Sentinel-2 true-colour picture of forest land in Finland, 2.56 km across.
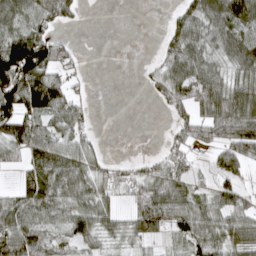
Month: April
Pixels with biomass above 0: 68%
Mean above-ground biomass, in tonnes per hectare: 57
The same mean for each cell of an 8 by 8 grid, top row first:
68 60 20 0 0 35 91 110
152 108 12 0 0 68 55 96
161 99 19 0 15 91 93 63
111 93 44 0 0 40 84 99
88 86 49 0 0 41 45 94
21 101 76 42 45 67 14 28
73 71 70 44 76 79 61 64
92 41 46 34 48 29 73 72
